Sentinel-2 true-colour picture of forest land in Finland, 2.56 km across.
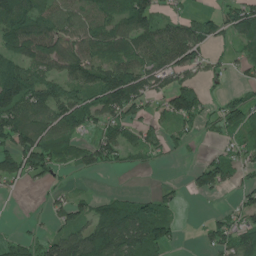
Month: June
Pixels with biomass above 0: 67%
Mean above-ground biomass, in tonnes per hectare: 65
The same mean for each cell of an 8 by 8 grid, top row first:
121 74 63 71 96 34 39 84
108 108 69 64 92 108 48 35
137 82 75 121 75 62 35 18
114 86 114 90 42 89 35 88
106 97 53 89 51 27 6 48
56 55 21 6 2 1 84 34
0 25 59 93 72 32 7 46
44 58 110 136 132 31 48 86
